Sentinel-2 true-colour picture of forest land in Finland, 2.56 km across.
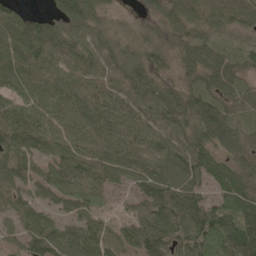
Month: May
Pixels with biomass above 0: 92%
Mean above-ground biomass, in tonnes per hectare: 70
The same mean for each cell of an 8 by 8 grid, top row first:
48 42 87 27 25 64 55 56
95 96 79 63 47 61 64 32
72 82 78 75 77 55 69 56
100 76 88 93 82 93 83 35
88 77 77 83 89 88 77 46
73 66 90 60 70 78 60 55
64 39 56 20 62 93 91 87
42 99 88 61 88 72 85 104
